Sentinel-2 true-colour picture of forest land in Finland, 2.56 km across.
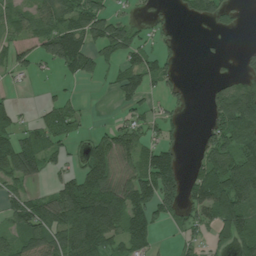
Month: July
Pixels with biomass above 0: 59%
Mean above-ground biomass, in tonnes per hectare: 74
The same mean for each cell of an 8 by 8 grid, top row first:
58 99 118 63 14 15 59 15
69 108 133 93 60 22 5 7
17 9 55 38 88 30 10 45
50 42 31 9 40 28 38 154
105 66 29 107 76 41 69 112
106 42 86 96 109 110 110 163
91 103 192 171 115 67 115 121
72 108 184 100 97 21 40 96
